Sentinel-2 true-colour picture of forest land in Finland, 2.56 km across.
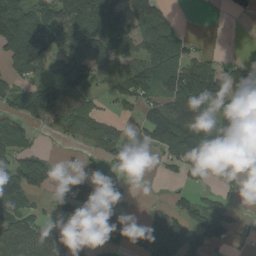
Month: August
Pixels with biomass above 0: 64%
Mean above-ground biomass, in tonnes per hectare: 86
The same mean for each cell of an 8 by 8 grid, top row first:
169 107 154 118 131 14 7 34
159 131 101 109 83 99 11 3
61 65 113 81 120 133 172 118
64 128 90 22 87 170 128 124
72 4 38 77 55 143 200 215
116 128 54 28 5 27 49 116
87 21 78 63 5 44 86 27
103 106 56 57 51 129 126 16
